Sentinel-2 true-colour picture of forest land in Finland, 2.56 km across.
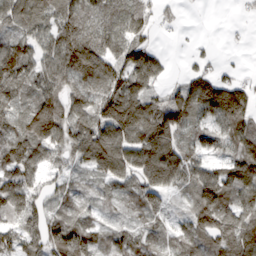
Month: March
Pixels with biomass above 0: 85%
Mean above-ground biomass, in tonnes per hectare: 88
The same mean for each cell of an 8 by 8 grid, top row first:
109 75 90 69 64 23 0 8
98 94 133 81 99 2 12 3
111 97 100 121 107 23 92 50
75 124 86 168 124 121 101 129
103 103 117 158 124 101 71 98
109 58 38 102 123 116 106 127
108 82 57 29 73 24 123 98
107 137 130 58 65 68 90 130
